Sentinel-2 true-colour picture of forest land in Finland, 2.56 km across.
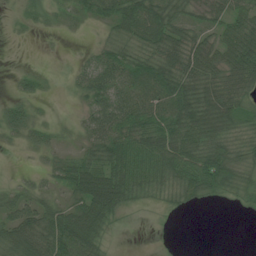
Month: July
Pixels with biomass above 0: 74%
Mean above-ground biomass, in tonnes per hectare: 46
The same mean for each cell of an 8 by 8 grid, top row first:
12 19 21 49 80 53 40 50
0 2 4 38 52 76 54 92
14 12 30 63 63 80 69 78
45 5 17 71 62 71 89 55
13 30 22 72 74 80 67 37
7 24 91 89 65 66 89 43
45 42 70 97 10 19 7 15
74 91 105 14 0 2 0 0
